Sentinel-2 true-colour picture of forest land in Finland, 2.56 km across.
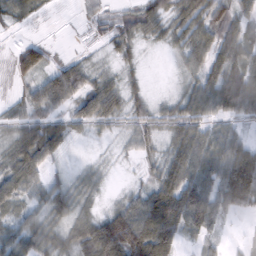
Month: February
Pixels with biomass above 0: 85%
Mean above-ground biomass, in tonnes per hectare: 58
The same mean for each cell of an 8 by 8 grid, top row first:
38 8 15 33 73 74 89 65
37 42 10 31 20 47 94 83
41 73 56 38 22 17 81 99
31 65 66 66 49 63 67 77
56 71 6 12 44 63 65 58
84 38 23 8 23 89 66 132
53 68 43 39 95 122 90 61
71 65 83 150 129 71 33 8
